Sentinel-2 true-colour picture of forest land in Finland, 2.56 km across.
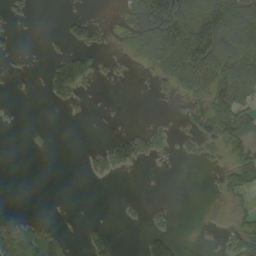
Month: September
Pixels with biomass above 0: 33%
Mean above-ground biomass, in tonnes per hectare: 35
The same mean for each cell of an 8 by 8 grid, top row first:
9 0 16 4 93 147 138 118
4 5 37 6 35 89 182 128
8 48 89 7 2 30 73 145
4 1 3 0 0 7 50 96
0 2 1 39 44 13 31 54
0 0 4 25 0 0 2 53
0 0 0 0 5 2 0 11
127 95 8 32 29 25 2 46
